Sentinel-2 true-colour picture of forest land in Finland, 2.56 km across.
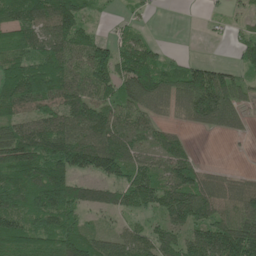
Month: May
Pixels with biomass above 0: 79%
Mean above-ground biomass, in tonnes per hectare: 87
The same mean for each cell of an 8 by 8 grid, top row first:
82 124 85 15 17 0 15 25
78 108 85 74 83 4 1 56
116 124 76 102 146 100 158 61
72 92 111 83 73 43 129 59
162 136 134 125 73 71 0 5
106 131 71 91 104 122 68 38
104 132 78 64 74 137 117 108
107 92 109 73 93 83 152 183
